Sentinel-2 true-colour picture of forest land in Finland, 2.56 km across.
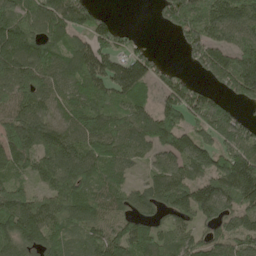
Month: May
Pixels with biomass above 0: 85%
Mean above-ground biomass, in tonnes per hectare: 121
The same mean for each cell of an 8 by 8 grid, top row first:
137 152 118 34 0 135 148 131
185 128 103 92 32 16 165 134
176 123 131 151 122 89 62 196
138 93 134 113 100 137 178 47
166 148 135 130 107 135 104 142
85 119 164 92 47 132 136 234
168 117 144 97 86 128 159 127
145 115 84 138 144 96 93 112
